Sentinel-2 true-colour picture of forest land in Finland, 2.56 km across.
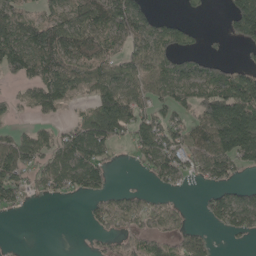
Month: May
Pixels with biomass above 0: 60%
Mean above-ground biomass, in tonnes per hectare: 70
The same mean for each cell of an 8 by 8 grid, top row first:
133 67 89 144 96 13 10 156
148 162 112 48 78 75 9 31
41 95 71 91 68 108 120 102
19 55 15 137 68 73 109 183
80 66 107 68 83 72 99 177
87 76 97 34 20 68 61 32
31 0 2 79 58 23 33 104
1 0 1 41 53 48 39 17
